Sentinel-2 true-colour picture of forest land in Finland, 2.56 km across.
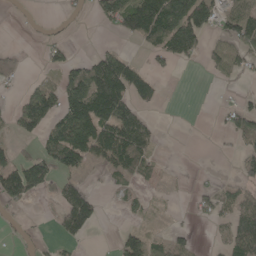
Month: May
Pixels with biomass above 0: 42%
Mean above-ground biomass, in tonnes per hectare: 45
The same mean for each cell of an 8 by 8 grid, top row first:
1 12 19 70 135 140 85 71
13 25 4 26 33 94 32 59
38 20 81 148 67 5 4 13
40 93 121 125 35 7 4 47
23 53 105 112 66 1 4 27
108 60 32 28 32 2 3 36
20 3 111 4 18 2 29 65
8 9 27 8 66 37 4 87
